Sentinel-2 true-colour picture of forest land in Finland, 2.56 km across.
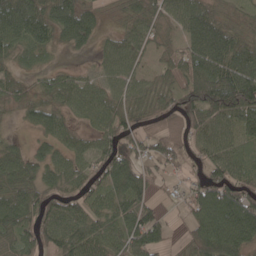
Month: May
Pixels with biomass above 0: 84%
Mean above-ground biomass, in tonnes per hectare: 66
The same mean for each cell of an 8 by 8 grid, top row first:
109 87 97 32 70 61 76 33
63 52 39 44 52 36 122 90
45 36 42 53 43 59 123 121
26 63 48 70 64 87 102 101
23 43 36 65 55 69 68 44
79 58 64 101 70 21 64 69
91 81 63 63 65 10 99 116
58 67 80 60 80 15 104 93
